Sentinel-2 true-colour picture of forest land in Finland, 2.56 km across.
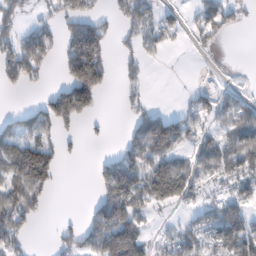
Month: February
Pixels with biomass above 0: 51%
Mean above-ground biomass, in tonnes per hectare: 72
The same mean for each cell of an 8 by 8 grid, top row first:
69 27 130 42 90 32 81 32
100 96 191 59 67 19 26 0
74 15 196 43 42 1 11 5
28 91 160 1 68 32 68 57
90 67 19 14 135 90 55 102
98 112 0 125 127 165 50 86
108 25 4 169 61 39 50 95
74 4 81 212 98 79 69 142
